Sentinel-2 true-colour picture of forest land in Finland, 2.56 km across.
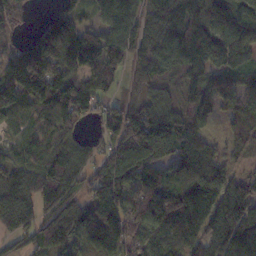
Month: November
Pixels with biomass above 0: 87%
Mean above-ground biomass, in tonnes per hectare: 108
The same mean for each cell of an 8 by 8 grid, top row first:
86 54 62 109 108 164 143 86
63 155 179 119 120 172 105 88
168 217 112 74 71 65 90 68
104 126 144 86 138 97 70 70
54 95 47 105 169 106 51 45
56 148 85 116 130 85 133 75
123 78 70 120 180 161 142 172
64 99 73 110 99 84 106 204
